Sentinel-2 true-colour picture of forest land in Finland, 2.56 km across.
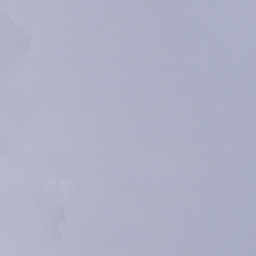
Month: December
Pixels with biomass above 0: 60%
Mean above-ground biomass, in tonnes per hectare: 52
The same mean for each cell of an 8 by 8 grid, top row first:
93 109 81 80 151 80 21 20
94 86 47 50 68 50 28 26
36 16 72 69 26 65 77 9
21 14 88 54 56 52 57 4
16 83 104 89 54 29 89 6
14 97 103 39 23 30 72 39
1 68 63 11 1 35 47 26
19 26 104 3 35 48 84 98
